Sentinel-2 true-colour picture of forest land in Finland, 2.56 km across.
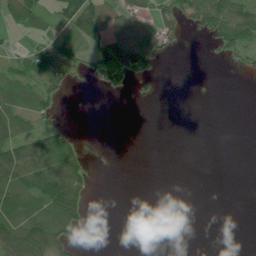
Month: June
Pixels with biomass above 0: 38%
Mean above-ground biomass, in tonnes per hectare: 34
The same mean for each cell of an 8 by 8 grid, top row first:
45 40 113 58 37 52 83 77
15 43 55 94 97 20 12 52
57 59 14 58 31 0 0 3
82 37 0 0 0 0 0 0
84 81 24 0 0 0 0 0
105 120 62 0 0 0 0 0
93 104 66 0 0 0 0 0
107 85 11 0 0 0 0 0
